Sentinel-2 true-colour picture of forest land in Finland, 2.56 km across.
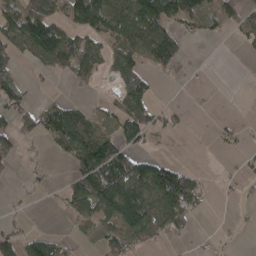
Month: April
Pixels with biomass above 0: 48%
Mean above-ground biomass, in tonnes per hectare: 56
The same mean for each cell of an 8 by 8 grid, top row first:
94 100 103 108 161 99 63 38
75 158 78 64 98 53 0 17
48 9 38 30 65 6 1 0
74 80 58 47 93 23 0 0
45 30 129 108 39 0 3 27
7 11 84 134 126 128 11 15
6 4 67 107 147 137 16 5
65 59 20 62 72 14 8 2
